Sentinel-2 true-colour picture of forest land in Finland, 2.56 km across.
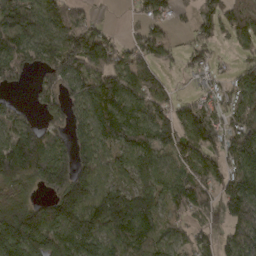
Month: March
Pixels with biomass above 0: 81%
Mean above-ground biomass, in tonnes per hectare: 108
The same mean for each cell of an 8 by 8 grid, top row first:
141 110 69 3 61 29 93 105
107 107 175 94 98 36 48 52
66 104 117 129 152 19 41 92
65 72 77 128 103 81 119 116
174 121 94 103 111 126 127 140
149 177 151 70 97 84 115 135
141 102 175 219 171 76 99 150
199 138 193 110 117 69 62 137
